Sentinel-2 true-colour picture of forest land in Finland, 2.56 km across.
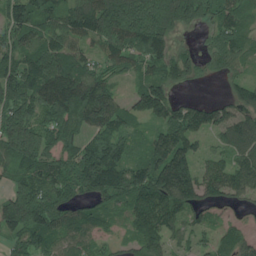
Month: June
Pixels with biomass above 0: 87%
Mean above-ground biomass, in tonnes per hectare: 117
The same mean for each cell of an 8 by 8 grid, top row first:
147 104 149 238 201 199 104 95
104 118 87 127 134 71 63 95
112 150 148 59 77 85 25 61
161 123 167 141 95 110 105 104
198 118 102 157 70 179 45 122
85 129 173 205 168 257 116 120
201 133 70 79 141 146 85 56
72 87 76 42 116 63 49 93
